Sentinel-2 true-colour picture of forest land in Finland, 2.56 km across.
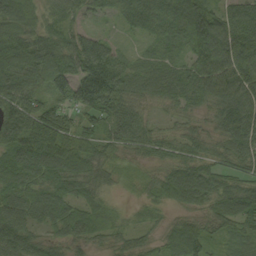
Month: September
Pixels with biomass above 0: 95%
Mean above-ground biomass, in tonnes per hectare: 76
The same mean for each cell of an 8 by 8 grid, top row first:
114 48 37 27 86 83 87 91
100 91 92 48 16 42 121 134
97 101 119 124 58 83 100 116
102 103 81 91 39 37 53 123
117 146 92 64 62 55 51 87
103 97 99 43 41 97 90 60
90 93 67 18 19 43 68 91
93 51 53 33 38 89 60 36
